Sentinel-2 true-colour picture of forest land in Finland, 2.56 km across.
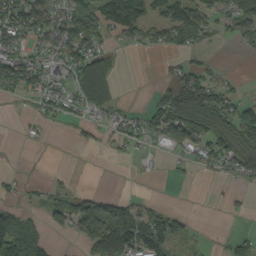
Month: September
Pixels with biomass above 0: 50%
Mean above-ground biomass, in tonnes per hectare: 47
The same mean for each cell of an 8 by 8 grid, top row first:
89 74 59 92 69 88 48 65
66 57 77 25 26 47 23 25
76 66 105 61 0 52 53 12
5 33 38 40 31 102 121 91
3 6 14 16 24 66 72 85
9 5 1 0 9 9 10 48
32 40 68 67 42 16 3 10
108 34 27 157 115 59 4 39
